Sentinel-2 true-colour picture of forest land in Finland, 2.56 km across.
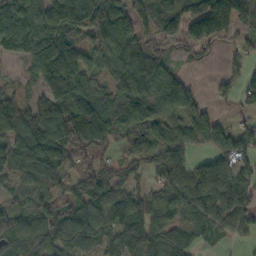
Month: October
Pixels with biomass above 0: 82%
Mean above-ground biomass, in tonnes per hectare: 87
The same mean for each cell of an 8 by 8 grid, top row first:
118 121 109 125 36 71 160 114
86 135 82 103 81 28 50 39
25 130 129 75 111 100 7 55
108 121 165 111 89 75 44 35
94 140 123 65 64 90 64 75
64 87 97 71 44 93 98 70
70 81 97 125 99 93 91 89
107 99 99 78 106 74 41 25
